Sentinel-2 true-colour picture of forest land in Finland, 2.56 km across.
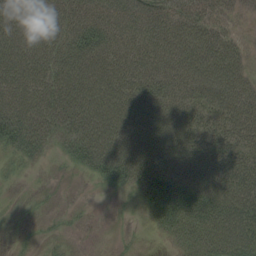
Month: August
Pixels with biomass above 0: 79%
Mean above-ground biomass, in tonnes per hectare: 51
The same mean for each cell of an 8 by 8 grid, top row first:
89 66 59 62 67 48 38 12
73 66 74 69 65 54 43 18
70 62 71 71 74 65 60 39
99 68 64 69 82 81 52 51
62 34 68 71 67 63 40 40
5 2 11 54 67 82 66 54
1 2 2 1 30 97 98 70
2 5 1 2 4 38 77 78
